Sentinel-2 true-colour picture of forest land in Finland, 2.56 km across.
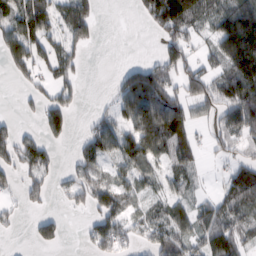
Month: February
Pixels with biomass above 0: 60%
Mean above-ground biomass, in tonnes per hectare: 67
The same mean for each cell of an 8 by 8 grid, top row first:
112 100 85 0 49 151 72 154
118 71 42 0 0 79 38 211
30 44 29 11 158 65 78 164
10 87 10 38 166 128 46 140
83 54 32 85 129 109 22 54
44 53 66 58 58 51 7 84
24 18 28 83 34 47 39 79
2 66 11 86 43 93 68 70
